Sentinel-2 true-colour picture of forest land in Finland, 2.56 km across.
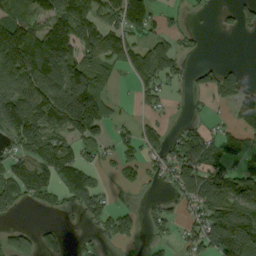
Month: September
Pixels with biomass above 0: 59%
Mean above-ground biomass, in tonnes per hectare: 91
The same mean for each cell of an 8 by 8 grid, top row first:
107 125 160 78 36 18 7 70
259 160 152 141 86 60 7 0
154 174 157 47 86 52 50 54
134 192 279 51 31 8 23 106
79 140 115 60 94 79 108 85
109 103 117 27 64 129 126 97
48 42 58 64 27 44 143 188
81 33 24 49 31 38 143 214
